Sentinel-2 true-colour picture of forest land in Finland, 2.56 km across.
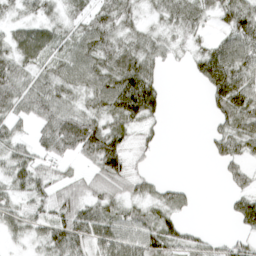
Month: April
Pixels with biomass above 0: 74%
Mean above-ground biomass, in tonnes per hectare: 50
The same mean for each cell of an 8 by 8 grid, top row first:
25 32 35 64 28 58 41 100
60 56 56 61 55 28 50 86
64 57 56 82 93 0 73 86
49 63 55 75 87 0 17 85
47 58 89 82 20 0 21 59
53 39 29 79 29 0 0 41
46 52 67 53 42 44 0 55
22 57 68 89 83 53 23 30
